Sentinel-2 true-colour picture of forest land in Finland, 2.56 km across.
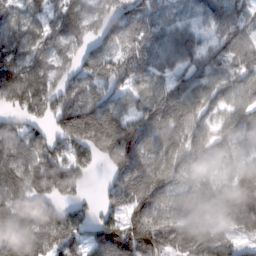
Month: February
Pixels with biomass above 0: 89%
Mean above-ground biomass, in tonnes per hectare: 89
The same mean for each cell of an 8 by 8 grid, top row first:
64 64 86 81 104 53 79 62
83 78 64 78 102 113 66 81
104 93 96 78 71 67 80 71
64 76 160 135 88 103 66 81
100 89 126 177 114 83 81 46
102 143 61 67 107 74 48 60
141 96 51 57 106 80 78 135
133 96 68 128 124 95 93 46
